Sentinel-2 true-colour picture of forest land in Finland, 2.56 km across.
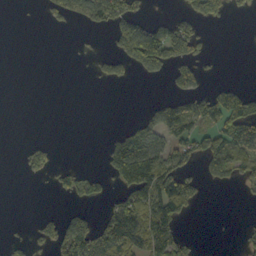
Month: October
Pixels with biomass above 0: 32%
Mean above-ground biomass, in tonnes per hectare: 47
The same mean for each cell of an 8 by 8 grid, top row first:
1 30 85 111 41 31 61 7
0 0 3 35 213 100 16 1
0 0 0 36 18 60 20 7
0 0 0 0 19 94 97 114
4 23 0 54 135 69 80 101
3 27 41 65 190 119 49 54
0 3 20 51 112 99 2 1
11 44 120 131 105 91 0 14
